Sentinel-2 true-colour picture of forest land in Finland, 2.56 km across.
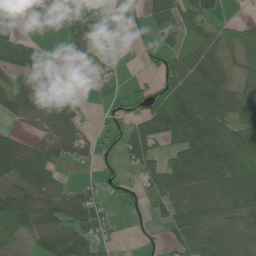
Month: June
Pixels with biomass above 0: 68%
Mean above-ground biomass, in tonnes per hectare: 67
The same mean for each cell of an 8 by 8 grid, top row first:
50 39 59 6 37 94 59 9
98 12 70 13 18 57 65 74
52 40 5 37 17 91 94 53
50 105 47 29 80 153 95 83
44 73 80 34 114 90 175 138
78 71 12 28 68 127 128 120
126 88 114 27 35 75 64 77
54 81 98 26 8 56 104 94
